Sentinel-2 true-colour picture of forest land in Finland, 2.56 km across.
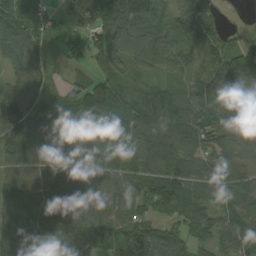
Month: August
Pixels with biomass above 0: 92%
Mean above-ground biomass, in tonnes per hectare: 75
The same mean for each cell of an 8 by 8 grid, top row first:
103 48 78 127 89 74 79 25
94 35 55 124 88 60 69 57
61 36 44 85 42 32 76 128
83 70 130 121 100 90 104 119
80 80 73 65 69 87 80 84
71 66 67 63 66 76 55 62
53 78 99 87 54 78 57 88
61 67 88 55 71 58 43 79
